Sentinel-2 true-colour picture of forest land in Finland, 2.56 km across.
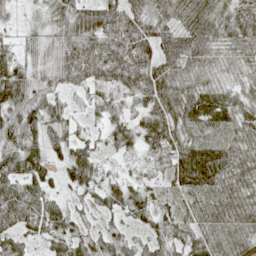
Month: May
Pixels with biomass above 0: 91%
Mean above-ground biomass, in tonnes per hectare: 56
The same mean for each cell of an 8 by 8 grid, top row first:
10 27 54 72 70 76 76 66
26 26 75 87 81 81 73 50
79 45 60 67 90 80 48 33
86 59 14 39 57 70 77 47
56 53 42 31 47 59 83 65
64 43 60 23 29 55 103 68
74 68 22 41 43 36 64 67
53 41 50 37 28 45 57 53
